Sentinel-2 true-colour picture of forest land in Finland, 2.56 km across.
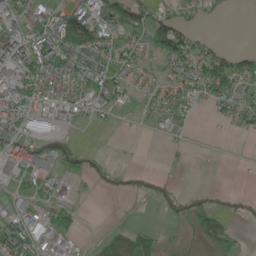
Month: May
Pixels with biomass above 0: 49%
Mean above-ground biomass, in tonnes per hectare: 36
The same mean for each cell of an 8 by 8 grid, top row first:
46 49 82 89 59 44 16 0
79 96 82 41 37 87 34 21
61 54 62 47 19 33 69 56
65 59 32 21 14 38 11 35
70 40 7 0 0 10 4 1
47 57 21 3 4 1 0 1
31 39 15 0 1 11 34 3
89 58 14 34 69 3 56 20
